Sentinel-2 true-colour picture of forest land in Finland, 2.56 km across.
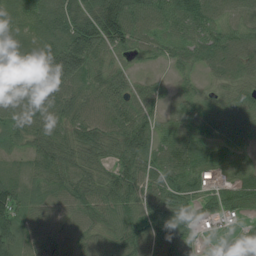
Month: July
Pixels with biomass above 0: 92%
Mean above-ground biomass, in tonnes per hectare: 72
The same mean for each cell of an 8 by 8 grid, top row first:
75 94 96 144 84 88 85 46
98 99 157 86 50 59 76 76
85 122 98 84 25 27 30 58
81 99 79 100 61 30 39 42
47 83 77 69 75 90 61 25
48 86 84 67 76 78 54 50
94 61 78 83 70 82 35 42
87 66 74 78 77 63 18 47
